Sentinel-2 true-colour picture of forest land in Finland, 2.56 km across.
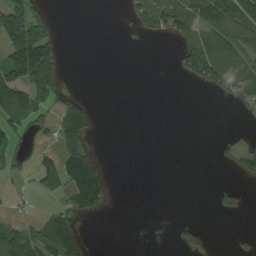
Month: August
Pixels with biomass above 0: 31%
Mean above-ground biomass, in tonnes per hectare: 43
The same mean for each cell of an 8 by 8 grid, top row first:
129 44 0 0 86 139 150 126
166 114 0 0 0 36 134 107
127 120 0 0 0 6 84 120
101 40 102 0 0 0 0 14
29 27 86 0 0 0 0 28
18 57 187 17 0 0 0 21
8 17 66 8 0 0 2 26
87 56 28 0 0 24 15 0
